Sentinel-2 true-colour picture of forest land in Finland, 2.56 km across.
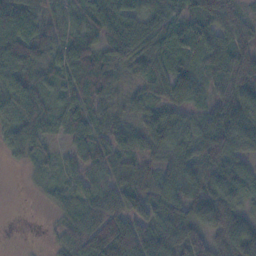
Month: November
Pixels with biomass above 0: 90%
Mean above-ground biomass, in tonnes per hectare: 65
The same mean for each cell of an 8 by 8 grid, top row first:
85 70 62 76 52 46 60 54
109 61 73 70 72 49 64 71
78 48 77 69 48 70 54 105
56 43 45 39 43 50 60 147
41 26 46 62 50 78 109 94
0 20 44 46 39 75 93 82
0 13 51 77 62 80 131 90
0 8 77 133 97 83 97 130
